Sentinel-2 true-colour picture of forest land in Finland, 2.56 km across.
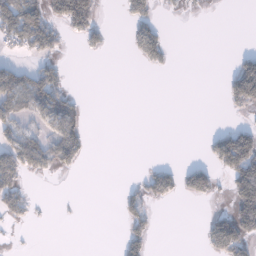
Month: January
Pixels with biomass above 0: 27%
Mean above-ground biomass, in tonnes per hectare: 34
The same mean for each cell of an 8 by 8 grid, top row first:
103 90 154 0 51 7 3 0
38 67 16 7 67 4 0 4
59 70 0 0 0 0 0 146
52 72 35 0 0 0 0 26
70 69 54 0 0 0 29 143
69 22 5 0 29 50 65 115
62 1 1 0 47 1 6 96
2 0 0 1 49 0 50 92
